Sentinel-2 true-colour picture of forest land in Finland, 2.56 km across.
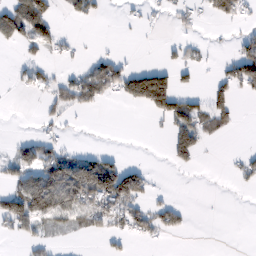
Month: February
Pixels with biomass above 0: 32%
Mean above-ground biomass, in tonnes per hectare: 33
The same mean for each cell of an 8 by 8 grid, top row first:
96 63 24 1 10 19 32 43
17 40 7 1 0 14 8 32
11 20 45 77 126 50 12 94
0 17 19 0 22 84 64 11
23 39 2 0 0 71 18 0
43 90 146 128 45 1 0 24
84 54 80 76 41 32 1 0
17 18 6 16 23 2 0 0
